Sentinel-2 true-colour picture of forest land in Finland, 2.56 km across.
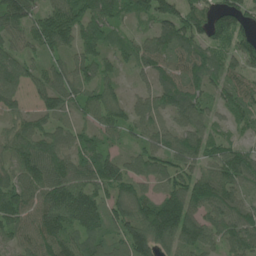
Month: June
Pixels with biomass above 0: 91%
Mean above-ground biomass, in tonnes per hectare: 86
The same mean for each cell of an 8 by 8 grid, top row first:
92 86 112 98 71 113 90 93
59 80 111 62 67 96 87 97
84 84 86 46 36 90 81 68
59 72 54 87 67 86 59 74
94 83 72 40 63 79 75 49
87 104 86 108 77 92 91 85
113 112 140 89 98 154 109 81
65 103 79 77 133 115 81 94
